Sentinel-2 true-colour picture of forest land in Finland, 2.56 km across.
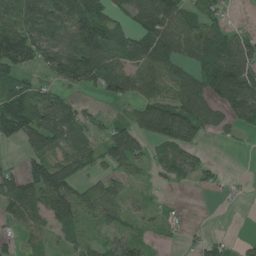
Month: June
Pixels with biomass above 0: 69%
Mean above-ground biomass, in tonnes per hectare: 61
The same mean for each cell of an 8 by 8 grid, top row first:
101 86 124 52 90 94 63 5
122 85 130 65 50 71 94 82
66 32 80 93 72 79 96 129
115 86 35 8 65 90 69 82
36 77 56 74 48 85 12 8
48 157 61 50 18 51 29 5
71 101 84 61 23 6 0 4
33 27 42 40 22 14 30 16
